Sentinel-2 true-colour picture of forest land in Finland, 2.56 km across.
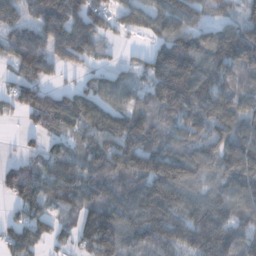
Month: December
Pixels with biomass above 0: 83%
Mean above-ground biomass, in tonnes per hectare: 94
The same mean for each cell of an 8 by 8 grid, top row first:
67 120 110 61 82 98 47 54
83 86 98 20 24 132 103 138
64 43 35 69 59 220 134 78
39 136 122 107 79 101 116 106
9 59 73 124 122 80 81 133
73 91 94 102 131 151 69 133
49 65 95 121 147 123 107 88
99 61 94 163 97 97 142 94
